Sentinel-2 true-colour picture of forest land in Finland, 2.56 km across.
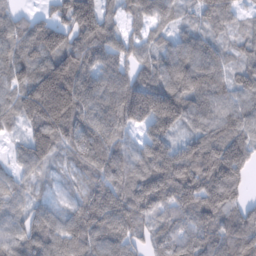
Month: February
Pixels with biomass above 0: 94%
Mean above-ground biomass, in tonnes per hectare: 105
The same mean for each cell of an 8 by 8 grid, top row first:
57 43 151 57 79 51 76 37
96 143 120 109 67 96 77 55
91 189 133 110 102 130 124 75
82 186 144 134 194 172 111 98
32 118 123 106 102 99 111 126
56 45 76 111 151 175 153 101
66 67 102 148 123 115 138 87
85 129 107 113 65 89 112 129
